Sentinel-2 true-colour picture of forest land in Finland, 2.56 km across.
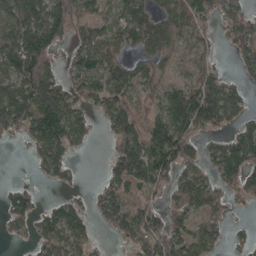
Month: April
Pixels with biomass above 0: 69%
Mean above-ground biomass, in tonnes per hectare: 91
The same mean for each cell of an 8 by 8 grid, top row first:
122 112 67 49 75 78 98 87
147 120 74 67 76 62 50 56
142 123 92 88 65 53 125 42
157 166 100 118 65 158 185 77
24 154 62 62 117 167 59 145
1 61 23 89 134 103 87 149
87 48 50 133 99 99 125 23
19 88 73 28 130 116 110 33
